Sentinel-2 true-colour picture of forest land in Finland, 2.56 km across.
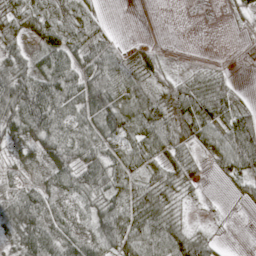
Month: April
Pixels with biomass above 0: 77%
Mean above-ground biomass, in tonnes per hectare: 38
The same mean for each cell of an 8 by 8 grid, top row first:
45 40 36 3 0 0 0 15
32 42 43 31 17 1 0 0
70 58 45 55 44 29 32 5
67 71 45 75 61 59 70 43
23 51 48 35 55 51 46 89
13 21 42 43 34 41 8 44
56 43 24 43 58 24 3 4
35 65 58 64 68 77 30 0
